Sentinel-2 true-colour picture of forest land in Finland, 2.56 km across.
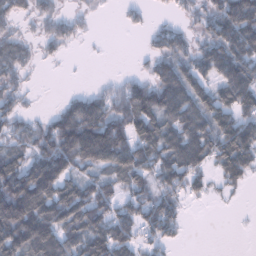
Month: January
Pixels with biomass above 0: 71%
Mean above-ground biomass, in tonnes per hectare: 75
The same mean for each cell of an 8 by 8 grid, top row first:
46 43 24 3 17 21 62 162
46 26 8 1 15 70 78 125
37 2 1 16 49 117 72 137
46 20 136 95 127 121 101 95
57 98 161 151 101 110 98 139
122 156 64 62 77 101 56 72
169 127 130 82 93 63 4 4
139 130 103 127 58 30 0 0
